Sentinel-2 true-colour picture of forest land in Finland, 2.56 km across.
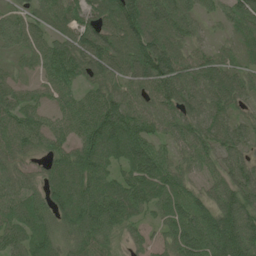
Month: June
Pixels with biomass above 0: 92%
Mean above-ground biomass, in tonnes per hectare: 72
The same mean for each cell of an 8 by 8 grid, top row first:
46 66 68 87 138 96 34 71
39 69 96 91 123 84 30 45
37 56 63 71 91 118 87 61
77 42 75 103 69 83 83 37
67 54 71 104 90 51 76 68
55 46 79 54 100 64 42 78
77 67 92 94 60 76 72 99
64 70 61 44 26 72 100 118
